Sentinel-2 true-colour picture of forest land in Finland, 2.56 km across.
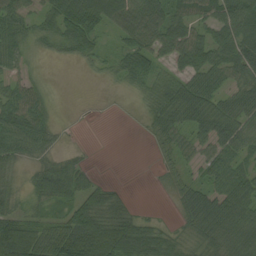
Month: August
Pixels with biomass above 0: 73%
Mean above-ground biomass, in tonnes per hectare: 48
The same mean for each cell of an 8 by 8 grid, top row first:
56 34 93 87 96 52 52 80
51 19 43 19 60 78 68 65
34 7 2 14 53 48 73 52
73 26 0 0 18 58 60 57
75 37 2 0 2 42 45 47
21 67 33 1 0 24 39 54
35 27 72 68 4 17 66 70
140 93 112 104 88 37 55 67
